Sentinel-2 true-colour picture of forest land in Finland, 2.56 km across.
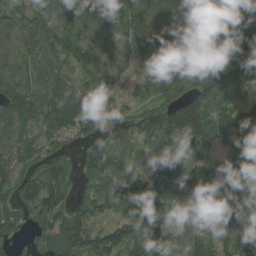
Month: August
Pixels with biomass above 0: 90%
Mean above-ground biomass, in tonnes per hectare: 98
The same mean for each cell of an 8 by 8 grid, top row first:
80 127 101 129 125 133 113 103
92 88 101 99 114 108 134 141
99 76 74 75 57 119 134 76
96 127 140 72 72 117 118 96
74 83 61 80 90 133 89 57
83 127 66 104 87 110 99 114
75 126 84 71 100 69 116 96
45 97 105 97 117 67 69 124
